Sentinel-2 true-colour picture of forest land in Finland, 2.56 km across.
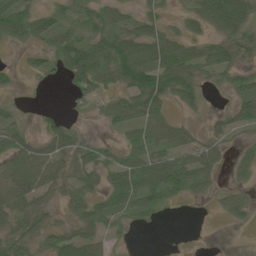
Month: June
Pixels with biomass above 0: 67%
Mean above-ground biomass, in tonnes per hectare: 38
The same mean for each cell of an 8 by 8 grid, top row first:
77 35 35 42 34 12 83 90
13 42 70 71 74 62 41 42
11 16 63 44 80 68 17 34
14 14 7 47 75 17 12 40
46 43 34 13 51 51 32 14
45 55 38 41 67 65 37 16
41 27 37 43 43 9 4 33
49 33 54 19 0 1 0 0
